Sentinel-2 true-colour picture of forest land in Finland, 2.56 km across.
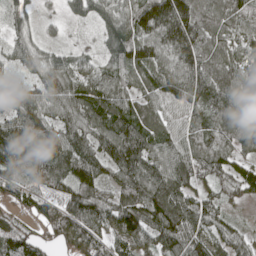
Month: May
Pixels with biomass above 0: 93%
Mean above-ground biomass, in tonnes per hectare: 97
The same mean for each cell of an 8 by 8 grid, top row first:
55 13 42 74 138 203 112 88
56 43 27 78 119 170 113 75
36 99 85 88 83 137 133 83
102 103 122 128 100 76 105 96
167 148 120 143 129 92 96 88
80 114 122 76 132 122 77 82
39 68 120 100 134 142 85 20
84 60 130 93 90 124 94 70
